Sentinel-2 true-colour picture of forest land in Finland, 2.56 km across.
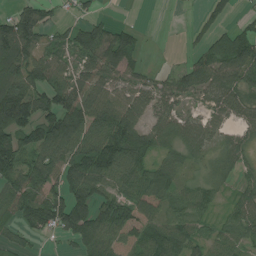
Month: July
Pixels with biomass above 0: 76%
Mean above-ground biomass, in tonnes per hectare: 75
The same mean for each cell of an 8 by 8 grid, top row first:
87 47 26 10 0 0 52 21
135 66 93 126 27 1 86 144
116 94 68 70 43 58 82 86
167 111 122 111 69 48 42 61
130 131 103 128 103 70 48 49
105 118 114 90 88 65 34 34
102 123 107 92 62 57 44 66
38 13 74 60 70 81 46 66
